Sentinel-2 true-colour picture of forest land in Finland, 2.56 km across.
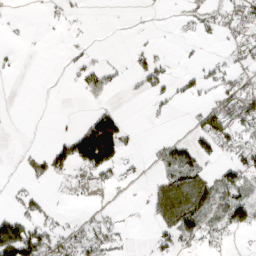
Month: March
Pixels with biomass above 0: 35%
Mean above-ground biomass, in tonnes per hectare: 34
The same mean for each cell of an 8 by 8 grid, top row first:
4 10 5 0 1 4 36 55
6 0 9 3 17 3 5 39
3 0 32 32 57 32 45 38
0 0 3 39 7 10 52 79
2 17 139 147 4 33 54 54
6 57 52 45 10 70 44 72
20 19 6 7 14 123 62 89
155 75 48 44 1 54 41 6
